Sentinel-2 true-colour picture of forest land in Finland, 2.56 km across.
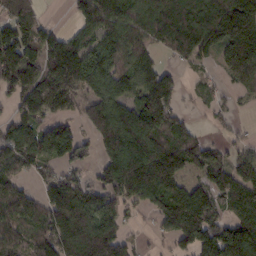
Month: February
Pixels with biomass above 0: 76%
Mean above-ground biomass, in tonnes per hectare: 119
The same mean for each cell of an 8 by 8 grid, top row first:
160 16 96 157 152 189 174 129
164 146 125 103 83 123 98 164
135 157 161 122 122 73 25 75
70 101 71 145 164 84 24 11
148 141 99 155 168 134 67 40
74 61 59 147 194 121 108 114
115 134 142 96 66 179 141 119
88 148 190 179 14 99 192 253
